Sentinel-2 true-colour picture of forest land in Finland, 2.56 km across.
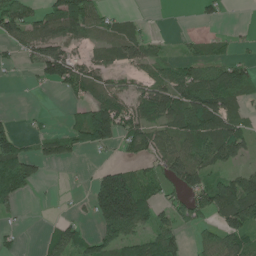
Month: June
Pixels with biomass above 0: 57%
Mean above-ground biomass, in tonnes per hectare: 59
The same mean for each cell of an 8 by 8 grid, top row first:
85 67 125 26 8 0 21 0
42 77 32 45 68 9 27 16
6 65 83 31 34 75 96 86
5 6 42 114 70 97 130 37
81 53 69 58 78 79 86 87
101 7 2 92 64 95 79 72
22 3 9 198 119 55 75 139
13 37 62 93 64 54 36 71
